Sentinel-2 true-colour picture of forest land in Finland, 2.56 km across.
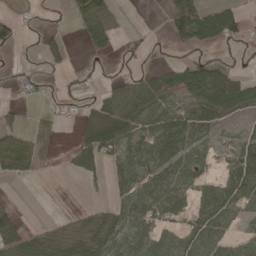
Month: May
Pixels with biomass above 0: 56%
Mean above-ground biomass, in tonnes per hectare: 38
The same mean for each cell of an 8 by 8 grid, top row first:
18 5 46 33 2 66 65 36
16 34 13 32 7 16 26 20
13 11 21 16 39 62 96 51
8 12 19 44 60 53 64 41
60 24 28 57 63 82 35 38
37 1 18 22 70 60 26 69
21 1 7 30 61 39 60 39
80 50 49 63 61 50 65 30
